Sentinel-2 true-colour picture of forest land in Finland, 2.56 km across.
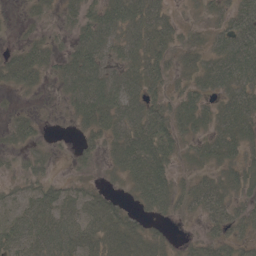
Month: May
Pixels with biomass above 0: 80%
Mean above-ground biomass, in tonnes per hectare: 44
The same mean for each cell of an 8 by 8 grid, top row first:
7 19 41 72 79 21 23 49
21 36 61 50 66 35 40 70
51 24 101 63 72 29 50 59
15 3 56 74 71 53 37 63
25 14 19 45 83 49 39 49
20 21 13 21 81 32 36 54
42 53 51 39 34 32 53 36
44 57 57 53 47 11 34 36
